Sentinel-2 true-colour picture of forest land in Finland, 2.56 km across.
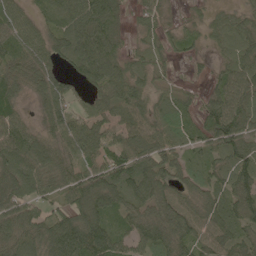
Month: May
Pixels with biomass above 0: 89%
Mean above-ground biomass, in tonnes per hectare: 63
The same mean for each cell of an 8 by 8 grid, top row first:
55 40 88 70 43 15 25 35
56 61 97 71 33 34 20 57
61 57 45 83 52 29 24 89
47 50 45 62 71 64 56 84
72 61 75 74 76 51 54 85
73 64 66 92 92 61 58 79
79 43 81 69 68 77 64 76
73 90 115 87 70 76 57 60
